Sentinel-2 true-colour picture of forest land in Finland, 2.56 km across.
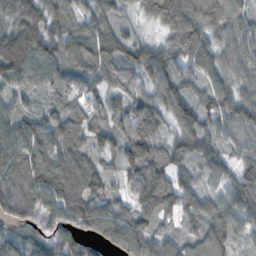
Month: November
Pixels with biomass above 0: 95%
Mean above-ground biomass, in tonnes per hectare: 96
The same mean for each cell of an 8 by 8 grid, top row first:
120 110 76 77 56 155 120 88
192 119 117 119 87 97 100 116
102 81 84 69 88 102 74 87
85 51 93 92 111 105 94 114
109 107 83 92 157 75 82 72
107 128 118 52 142 78 62 86
89 98 115 73 107 98 90 97
68 72 71 79 110 76 113 47
